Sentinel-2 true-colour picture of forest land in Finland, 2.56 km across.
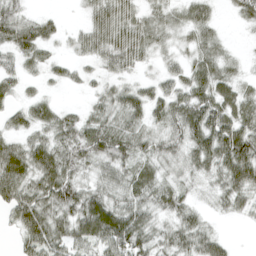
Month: April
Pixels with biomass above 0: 84%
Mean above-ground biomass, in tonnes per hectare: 45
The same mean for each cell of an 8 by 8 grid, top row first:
44 19 11 79 42 32 34 29
52 27 32 80 55 21 44 5
37 21 22 27 19 38 64 29
32 37 22 52 51 61 79 58
42 59 66 76 43 41 77 89
83 81 42 48 44 23 33 76
65 71 64 49 44 47 14 26
20 73 45 67 47 49 47 1
